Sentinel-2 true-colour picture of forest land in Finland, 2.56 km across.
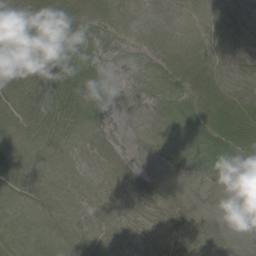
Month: August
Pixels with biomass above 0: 24%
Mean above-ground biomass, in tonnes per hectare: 3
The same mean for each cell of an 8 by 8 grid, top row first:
16 21 15 1 0 0 0 0
13 19 13 0 0 0 0 0
11 15 14 0 0 2 5 0
4 3 4 0 0 1 10 9
2 0 0 0 0 0 4 14
5 0 0 0 0 0 0 0
0 0 0 0 0 0 0 0
0 0 0 0 0 0 0 0
